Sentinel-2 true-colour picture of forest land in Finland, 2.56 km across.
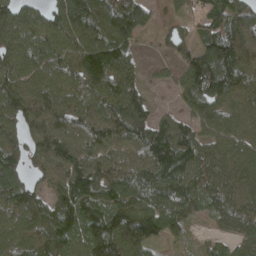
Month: April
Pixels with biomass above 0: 88%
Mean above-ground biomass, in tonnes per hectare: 103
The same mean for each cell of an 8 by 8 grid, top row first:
96 81 169 145 83 43 65 83
92 96 108 107 14 72 129 149
105 97 85 111 46 60 210 127
121 114 106 126 83 52 96 95
81 137 125 124 152 184 94 114
87 93 123 113 114 133 106 118
104 86 118 126 125 108 77 104
80 113 67 147 112 40 22 89
